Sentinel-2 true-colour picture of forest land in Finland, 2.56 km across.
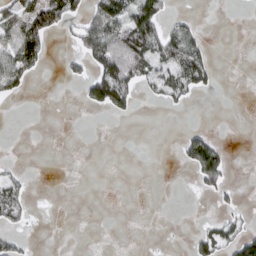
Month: March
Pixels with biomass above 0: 25%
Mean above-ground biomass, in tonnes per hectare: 24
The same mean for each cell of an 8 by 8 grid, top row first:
54 84 35 87 89 12 0 0
69 33 36 100 86 74 26 0
56 1 26 119 44 62 41 0
0 0 3 49 0 8 0 0
0 0 0 0 0 8 68 0
17 0 0 0 0 0 86 0
47 0 0 0 0 0 1 14
24 0 0 0 0 0 49 61
